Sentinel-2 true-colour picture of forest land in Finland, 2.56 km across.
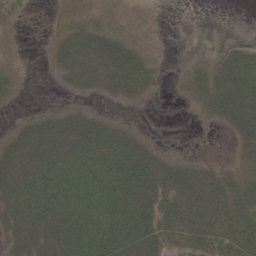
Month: May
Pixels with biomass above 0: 68%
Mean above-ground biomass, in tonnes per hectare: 28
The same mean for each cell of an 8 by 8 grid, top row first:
10 1 9 6 2 0 0 0
4 7 37 32 9 1 1 11
7 3 26 35 29 5 23 37
3 10 16 6 2 1 22 33
29 41 40 44 20 1 1 14
41 54 65 63 57 51 32 25
39 60 64 69 54 49 57 43
27 37 57 76 52 40 46 61
